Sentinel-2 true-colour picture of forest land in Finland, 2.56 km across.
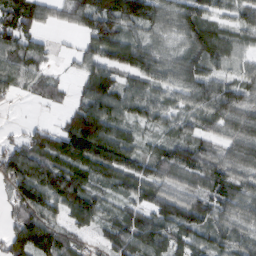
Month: February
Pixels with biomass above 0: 86%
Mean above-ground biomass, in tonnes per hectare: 78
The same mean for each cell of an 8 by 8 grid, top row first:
124 53 99 147 120 79 62 54
92 26 34 96 79 45 103 48
63 53 41 81 74 67 82 57
3 12 88 93 72 58 87 102
44 82 139 122 40 81 59 92
107 102 84 79 89 74 96 78
74 80 94 37 79 98 80 82
112 130 44 76 111 72 76 65
